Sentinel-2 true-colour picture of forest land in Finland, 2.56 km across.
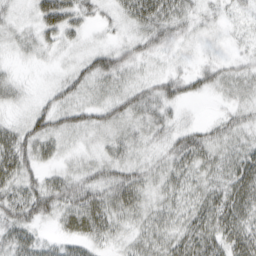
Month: March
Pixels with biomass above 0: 82%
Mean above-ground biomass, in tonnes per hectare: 28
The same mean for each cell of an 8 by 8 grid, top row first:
14 49 30 16 50 35 12 12
16 19 13 30 31 16 7 7
13 4 30 34 21 31 26 29
8 36 31 39 37 11 2 20
48 30 11 28 19 31 36 25
43 22 30 34 30 30 25 46
48 40 55 44 28 27 40 47
35 14 33 20 25 31 45 48
